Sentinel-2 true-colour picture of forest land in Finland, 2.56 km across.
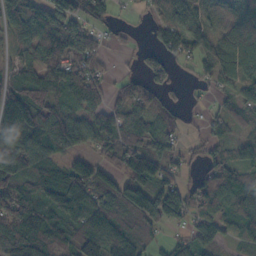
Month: October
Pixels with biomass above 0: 80%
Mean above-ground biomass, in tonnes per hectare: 79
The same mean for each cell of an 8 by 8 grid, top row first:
99 102 76 27 16 76 66 91
62 110 137 20 33 69 108 134
79 92 84 25 50 30 39 89
109 90 73 80 76 31 24 61
121 109 67 78 87 39 39 60
91 105 99 79 105 57 70 73
131 106 114 115 137 113 84 109
106 91 112 130 55 28 45 61
